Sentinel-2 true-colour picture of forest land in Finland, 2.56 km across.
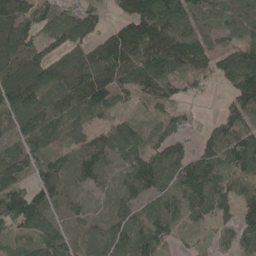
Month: May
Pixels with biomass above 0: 85%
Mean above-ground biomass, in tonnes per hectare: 93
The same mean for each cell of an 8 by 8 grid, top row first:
159 94 95 39 168 137 89 92
139 68 103 155 143 135 90 111
150 121 142 104 118 108 63 134
123 123 99 71 29 48 6 86
73 78 80 99 89 83 76 117
118 102 94 40 128 109 100 81
121 94 33 36 70 59 90 98
56 99 40 73 108 44 36 76
